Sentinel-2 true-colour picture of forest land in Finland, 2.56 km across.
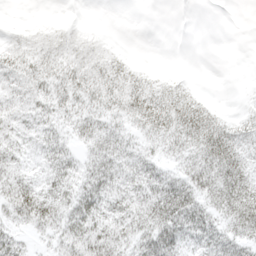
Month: April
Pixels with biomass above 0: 71%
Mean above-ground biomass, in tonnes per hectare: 23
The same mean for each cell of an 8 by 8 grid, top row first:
1 2 2 0 0 0 0 0
22 22 21 10 0 0 0 0
24 24 26 31 18 9 0 0
22 22 23 24 44 37 19 8
22 25 18 30 17 24 41 28
27 24 26 34 33 24 37 37
43 42 35 31 38 56 31 57
21 16 39 43 32 33 37 34
